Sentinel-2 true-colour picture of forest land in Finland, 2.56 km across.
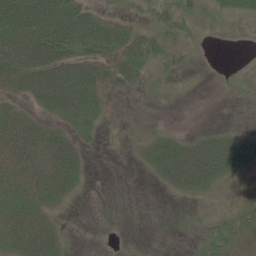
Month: June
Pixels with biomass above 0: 52%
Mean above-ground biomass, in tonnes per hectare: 27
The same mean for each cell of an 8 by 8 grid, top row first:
85 85 58 19 13 28 6 12
75 80 47 43 38 9 1 0
48 60 68 34 18 4 0 2
36 27 49 7 0 0 0 0
65 51 25 0 13 34 40 46
51 53 28 0 5 55 53 11
47 33 2 0 0 1 4 16
53 56 2 0 0 0 22 14
